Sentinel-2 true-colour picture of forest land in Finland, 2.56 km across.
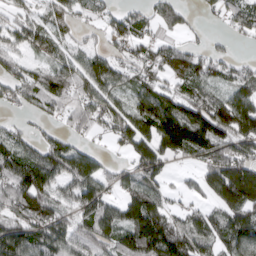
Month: March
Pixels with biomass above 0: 76%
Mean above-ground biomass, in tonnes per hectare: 83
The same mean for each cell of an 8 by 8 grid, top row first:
41 46 38 45 46 53 19 58
56 53 37 40 47 51 33 8
68 83 92 93 59 63 69 62
22 45 72 79 61 157 136 165
52 59 33 28 118 174 136 97
130 110 135 52 91 15 105 219
87 88 86 75 159 31 48 162
127 109 107 117 182 141 86 135
